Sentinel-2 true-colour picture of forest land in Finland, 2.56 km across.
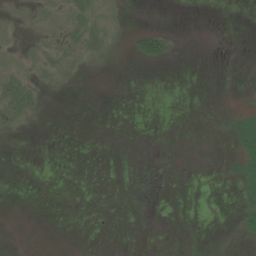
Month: June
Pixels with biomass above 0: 21%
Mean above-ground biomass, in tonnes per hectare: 6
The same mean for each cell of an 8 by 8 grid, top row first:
9 18 32 14 0 0 0 0
10 23 27 15 33 5 0 0
25 11 3 0 0 0 0 0
26 2 0 0 0 0 2 18
0 0 0 0 0 0 0 37
0 0 0 0 0 0 0 36
0 0 0 0 0 1 0 25
0 0 0 0 0 2 6 8
